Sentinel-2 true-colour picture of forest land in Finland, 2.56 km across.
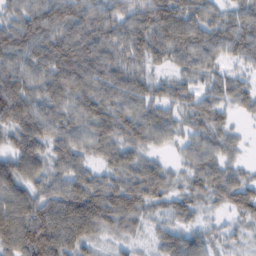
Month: February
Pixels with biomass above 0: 92%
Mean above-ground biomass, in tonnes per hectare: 56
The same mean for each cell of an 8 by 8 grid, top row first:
46 79 68 55 64 79 51 52
77 74 85 60 62 63 56 55
72 67 78 67 42 33 34 31
88 62 57 61 50 34 50 21
51 55 53 60 47 25 49 18
73 49 57 55 75 27 68 40
87 66 105 90 55 42 23 64
87 100 67 24 16 55 38 26
